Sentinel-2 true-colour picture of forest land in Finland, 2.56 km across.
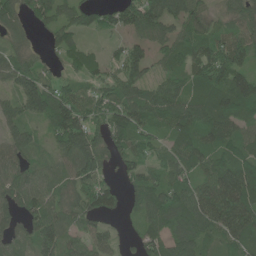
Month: June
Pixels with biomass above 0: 89%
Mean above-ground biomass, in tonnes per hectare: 75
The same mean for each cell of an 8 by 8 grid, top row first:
64 74 62 52 109 75 60 61
48 24 60 20 60 72 99 105
80 58 59 58 65 56 97 88
69 114 113 93 94 93 102 98
73 38 123 72 70 79 89 80
77 49 91 26 67 86 87 117
66 80 76 45 56 88 127 137
52 94 54 40 69 70 49 86
